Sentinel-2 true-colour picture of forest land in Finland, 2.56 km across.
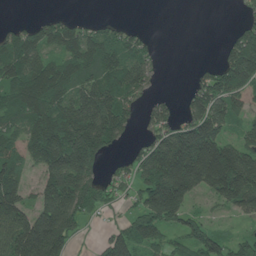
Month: June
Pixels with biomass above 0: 68%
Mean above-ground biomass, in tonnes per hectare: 109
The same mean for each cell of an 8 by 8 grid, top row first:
4 30 15 8 0 0 0 26
138 105 148 118 53 0 0 175
127 159 112 108 84 0 83 128
110 168 180 181 46 48 158 75
75 174 257 93 60 179 199 85
117 135 211 39 114 276 229 219
144 184 169 32 139 193 21 101
195 287 32 107 114 48 118 52
